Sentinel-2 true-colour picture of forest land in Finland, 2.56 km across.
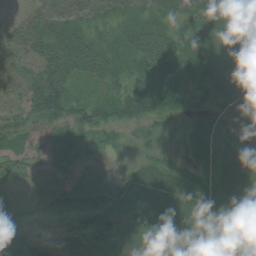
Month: July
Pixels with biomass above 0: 89%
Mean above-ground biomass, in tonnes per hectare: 48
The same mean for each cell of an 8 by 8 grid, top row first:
15 63 56 47 53 57 75 91
40 74 78 41 63 54 60 77
24 85 37 49 44 33 54 74
30 90 50 47 58 31 39 41
30 19 26 26 38 21 50 29
29 18 21 20 51 42 41 78
32 33 40 45 37 69 57 61
70 64 36 22 15 64 66 62
